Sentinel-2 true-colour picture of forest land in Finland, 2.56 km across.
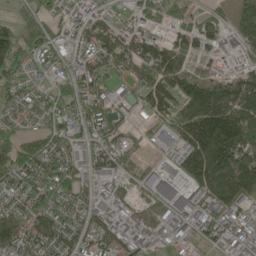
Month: May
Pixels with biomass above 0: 82%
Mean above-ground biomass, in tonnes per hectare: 82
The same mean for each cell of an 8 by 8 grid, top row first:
28 53 61 50 86 67 47 78
120 88 67 103 103 68 45 50
52 37 74 51 75 121 84 71
34 74 87 75 51 100 194 146
98 78 57 61 24 82 287 217
110 102 76 64 43 91 198 182
57 77 56 48 29 66 92 73
98 83 76 74 45 38 56 48
